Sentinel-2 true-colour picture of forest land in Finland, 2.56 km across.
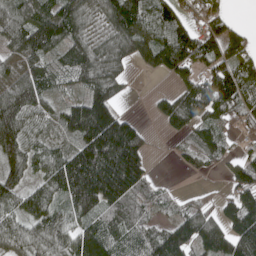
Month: May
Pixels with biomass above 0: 82%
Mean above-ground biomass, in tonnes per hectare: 109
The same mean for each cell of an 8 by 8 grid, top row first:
124 149 123 144 131 113 104 9
116 125 124 134 105 192 120 83
129 74 82 104 3 74 123 145
153 66 152 133 6 137 130 92
148 65 135 264 94 20 101 20
101 103 226 223 95 4 15 88
83 109 126 102 59 42 53 128
124 123 129 93 94 155 152 179
